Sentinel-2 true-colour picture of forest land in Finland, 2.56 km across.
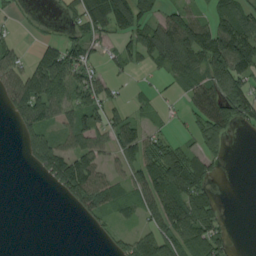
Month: August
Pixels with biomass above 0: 58%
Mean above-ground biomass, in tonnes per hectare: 62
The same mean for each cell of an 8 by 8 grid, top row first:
13 3 50 117 59 63 44 99
38 39 78 25 101 162 133 168
88 136 94 32 7 54 115 103
70 73 91 52 27 15 155 91
12 76 76 61 103 49 66 0
0 46 116 40 108 150 37 0
0 0 45 50 62 118 78 0
0 0 0 25 63 88 94 2
